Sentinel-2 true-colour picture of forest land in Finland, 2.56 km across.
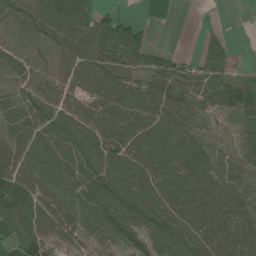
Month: June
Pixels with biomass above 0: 87%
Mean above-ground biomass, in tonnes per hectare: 87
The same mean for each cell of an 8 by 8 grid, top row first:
93 106 96 58 15 6 2 2
70 76 102 107 81 6 31 1
75 84 98 116 64 71 41 38
88 94 94 111 93 103 43 64
103 109 123 103 115 138 54 51
154 89 114 104 110 131 136 78
105 106 86 110 115 117 129 102
100 120 79 72 81 125 126 132
